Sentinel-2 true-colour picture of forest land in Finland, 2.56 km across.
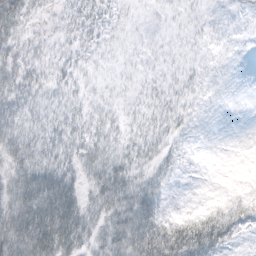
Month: October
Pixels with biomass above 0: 54%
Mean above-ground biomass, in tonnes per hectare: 19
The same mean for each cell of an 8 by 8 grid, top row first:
31 7 19 8 1 2 2 1
19 11 12 4 2 2 2 0
27 16 10 3 4 6 3 0
23 17 13 10 9 11 1 0
34 29 25 18 18 10 0 0
32 48 22 35 21 8 0 0
41 64 37 39 49 2 11 17
50 63 36 38 70 60 54 8
